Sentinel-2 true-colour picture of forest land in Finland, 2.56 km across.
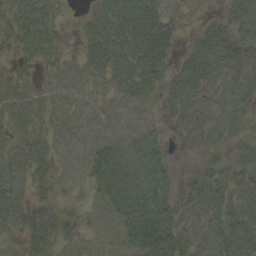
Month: September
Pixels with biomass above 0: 77%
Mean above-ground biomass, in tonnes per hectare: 29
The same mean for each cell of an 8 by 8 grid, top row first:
37 34 9 56 58 27 8 18
27 42 18 57 61 17 20 18
23 18 29 40 50 19 19 13
38 28 30 20 22 16 15 12
38 34 28 33 39 3 11 9
42 28 21 56 45 17 20 15
47 21 10 41 65 43 20 17
14 45 18 27 65 49 26 23
